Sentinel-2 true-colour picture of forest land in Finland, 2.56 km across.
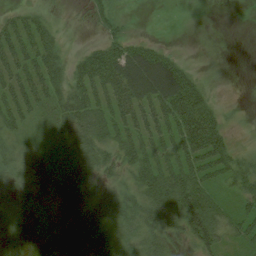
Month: August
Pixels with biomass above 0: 78%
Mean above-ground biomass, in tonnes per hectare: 36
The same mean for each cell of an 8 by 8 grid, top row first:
26 20 10 38 0 0 0 0
51 44 11 54 46 6 1 0
46 54 44 66 94 90 13 0
40 24 49 47 47 75 58 5
24 13 34 40 42 48 85 10
25 24 38 26 46 49 42 42
19 22 60 45 48 59 58 33
4 17 65 53 37 27 51 32
